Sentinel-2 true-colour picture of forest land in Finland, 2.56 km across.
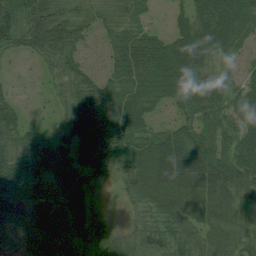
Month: August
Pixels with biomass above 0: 91%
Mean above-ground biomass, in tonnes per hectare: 55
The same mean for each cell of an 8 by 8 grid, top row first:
102 72 38 37 30 25 77 72
44 65 41 49 71 66 67 45
10 17 47 53 73 71 51 43
37 11 68 59 52 32 61 70
54 38 67 49 62 71 66 76
82 45 45 26 62 75 76 80
55 73 47 7 39 53 60 42
71 95 49 53 59 65 58 55
